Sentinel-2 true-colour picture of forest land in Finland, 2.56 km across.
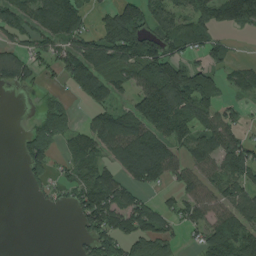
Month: August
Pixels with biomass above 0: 66%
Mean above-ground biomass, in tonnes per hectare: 83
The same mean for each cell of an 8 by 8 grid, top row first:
89 155 84 80 109 87 92 141
56 65 114 153 131 66 84 3
59 21 118 79 107 166 69 65
0 71 23 103 157 139 103 37
14 100 89 121 154 87 98 85
0 56 54 87 123 67 77 96
0 15 84 125 94 58 93 108
0 0 35 115 153 62 111 136
